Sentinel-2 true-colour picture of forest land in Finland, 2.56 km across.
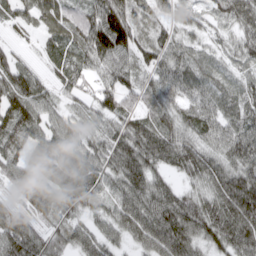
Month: March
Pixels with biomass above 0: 94%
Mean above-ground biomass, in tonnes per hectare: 68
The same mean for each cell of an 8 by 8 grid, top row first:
48 57 54 102 35 48 33 79
29 39 61 115 49 59 34 50
82 43 62 68 51 74 48 36
87 56 40 75 77 57 63 62
66 87 64 74 104 88 63 90
67 92 88 63 94 48 92 98
45 75 56 55 92 97 92 126
93 60 55 46 67 100 64 106
